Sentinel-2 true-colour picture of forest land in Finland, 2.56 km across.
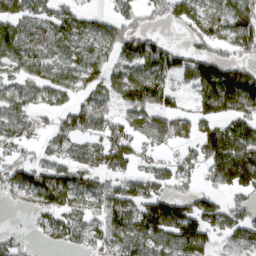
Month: March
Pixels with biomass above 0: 72%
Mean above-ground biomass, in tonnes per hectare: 83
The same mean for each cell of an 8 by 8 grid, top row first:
105 67 57 54 42 68 89 113
103 72 77 92 97 45 63 96
67 85 77 72 126 66 134 128
86 46 91 65 92 69 66 91
62 54 60 98 53 49 121 131
81 103 74 74 67 61 53 163
21 95 77 121 119 117 82 55
32 39 77 116 134 138 87 81
